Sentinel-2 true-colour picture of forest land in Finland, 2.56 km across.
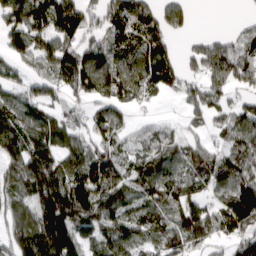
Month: April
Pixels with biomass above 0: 80%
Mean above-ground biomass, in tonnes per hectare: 114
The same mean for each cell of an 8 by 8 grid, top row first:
111 151 161 134 134 87 0 12
90 101 118 107 116 39 123 106
61 103 174 168 128 84 142 122
99 86 63 119 27 24 107 95
126 141 102 102 92 115 88 106
129 195 158 130 118 116 137 142
89 198 182 98 81 111 118 214
150 224 121 117 91 123 91 112
